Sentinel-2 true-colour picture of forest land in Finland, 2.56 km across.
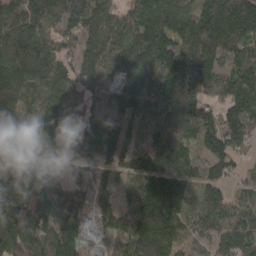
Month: April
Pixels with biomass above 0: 92%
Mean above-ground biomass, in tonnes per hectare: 120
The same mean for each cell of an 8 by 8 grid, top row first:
158 160 135 102 129 144 186 190
257 154 85 116 195 175 201 129
187 156 90 54 116 182 163 116
172 96 66 58 94 180 102 124
109 77 119 99 54 133 82 70
122 71 47 62 132 172 91 41
140 113 90 59 152 142 106 80
155 107 62 48 190 122 72 114
